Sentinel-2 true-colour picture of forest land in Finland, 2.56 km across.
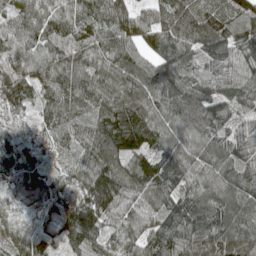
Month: May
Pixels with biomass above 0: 98%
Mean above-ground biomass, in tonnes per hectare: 97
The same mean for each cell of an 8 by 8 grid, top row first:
87 100 102 67 37 114 115 85
85 93 102 96 70 133 105 110
97 89 96 94 115 122 90 100
53 82 92 129 130 126 117 71
68 52 93 138 124 98 92 87
87 61 78 138 131 119 88 100
49 66 145 113 92 105 113 112
63 60 112 70 95 119 115 112
